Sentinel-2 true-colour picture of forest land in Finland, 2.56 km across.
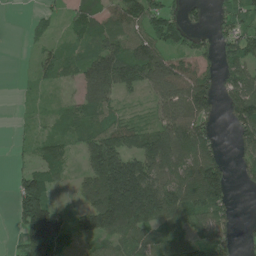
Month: June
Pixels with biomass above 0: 72%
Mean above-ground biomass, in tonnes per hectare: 81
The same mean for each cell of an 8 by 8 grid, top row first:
0 30 63 75 116 56 27 80
1 32 44 92 111 81 40 112
4 31 53 127 101 122 79 90
5 18 59 53 17 107 75 108
14 58 53 129 124 142 83 64
42 97 37 227 185 95 170 24
73 132 53 237 240 134 130 11
32 215 35 74 71 77 88 40
